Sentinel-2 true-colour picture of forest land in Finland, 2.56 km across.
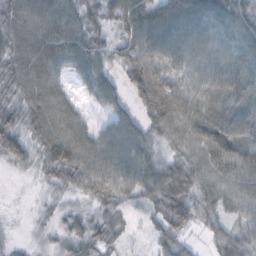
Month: October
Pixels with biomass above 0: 89%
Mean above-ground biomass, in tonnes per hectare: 64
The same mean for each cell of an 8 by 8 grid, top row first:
80 98 62 58 97 99 92 73
76 94 74 51 107 95 80 71
63 91 47 47 106 68 72 88
51 97 41 47 59 102 83 77
63 77 87 84 72 59 101 92
7 36 66 83 76 69 48 76
3 16 21 38 34 77 38 51
10 14 50 37 10 54 19 53
